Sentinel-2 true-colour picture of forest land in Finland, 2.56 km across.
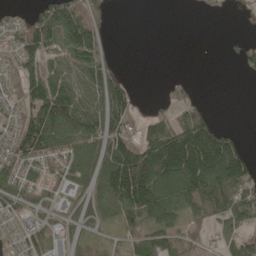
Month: May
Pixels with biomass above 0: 65%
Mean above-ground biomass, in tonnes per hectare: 81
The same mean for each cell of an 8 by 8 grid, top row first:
30 104 123 18 0 0 14 14
83 119 154 9 0 0 0 27
62 140 107 97 0 14 0 5
61 188 157 144 15 55 33 0
92 140 105 116 113 188 220 57
82 73 75 152 212 206 216 138
75 47 52 85 173 118 120 106
57 71 42 26 64 67 44 75
